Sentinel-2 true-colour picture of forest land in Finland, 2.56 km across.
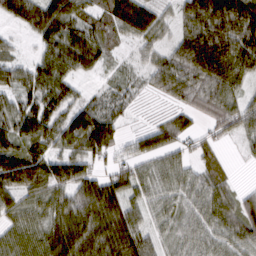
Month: March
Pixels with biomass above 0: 84%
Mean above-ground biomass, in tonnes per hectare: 67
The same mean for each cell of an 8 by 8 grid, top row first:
61 112 70 70 87 44 120 114
21 64 88 29 32 57 112 92
63 87 36 28 27 89 87 62
73 81 84 72 7 37 59 67
79 73 75 59 1 30 30 20
133 103 77 61 56 64 53 5
60 71 99 106 52 58 73 77
63 83 110 116 71 51 62 66
